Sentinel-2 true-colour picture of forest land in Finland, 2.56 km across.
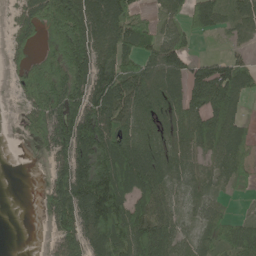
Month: June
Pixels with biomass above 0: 76%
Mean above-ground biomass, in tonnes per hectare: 82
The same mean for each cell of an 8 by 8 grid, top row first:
46 123 132 148 49 46 104 72
47 64 150 118 58 79 1 32
37 136 116 127 105 84 145 94
12 128 123 127 81 59 121 42
4 84 147 116 96 62 90 64
0 45 137 136 137 68 38 39
0 63 147 147 102 42 46 6
0 20 116 133 128 76 37 98
